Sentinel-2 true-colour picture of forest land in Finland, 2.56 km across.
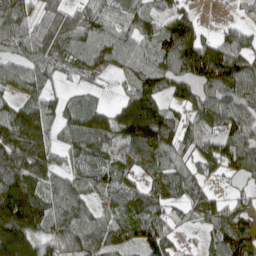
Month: April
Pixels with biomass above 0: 84%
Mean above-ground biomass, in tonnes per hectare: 101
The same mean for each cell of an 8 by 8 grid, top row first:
96 70 78 79 78 105 4 23
73 108 104 114 82 177 144 122
43 59 43 30 132 111 138 143
110 96 108 83 201 55 114 104
162 124 107 104 160 97 92 117
146 99 73 81 58 99 63 66
258 116 91 72 105 56 97 81
236 98 108 83 98 45 52 172
